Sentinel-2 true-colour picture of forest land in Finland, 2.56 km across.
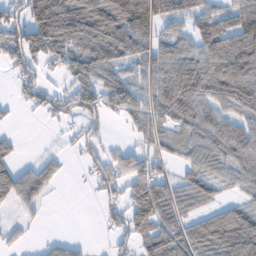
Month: February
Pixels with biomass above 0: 69%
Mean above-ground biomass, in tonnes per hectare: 70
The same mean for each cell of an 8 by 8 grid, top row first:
83 171 119 150 156 84 79 86
102 112 83 105 66 67 102 147
40 26 60 52 50 131 135 147
10 54 89 40 59 90 87 78
19 3 40 21 35 45 88 93
83 47 7 88 96 30 57 56
32 7 0 54 106 61 45 54
19 15 12 32 67 85 104 111
